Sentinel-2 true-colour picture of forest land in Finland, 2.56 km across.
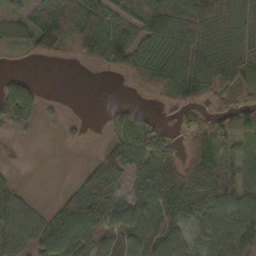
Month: October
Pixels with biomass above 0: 75%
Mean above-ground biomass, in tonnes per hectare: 58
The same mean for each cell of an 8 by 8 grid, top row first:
37 90 105 69 90 91 77 50
17 49 58 85 61 90 60 58
39 0 0 2 27 82 74 86
146 15 0 21 31 33 35 61
5 1 8 44 109 36 87 47
11 2 31 78 82 88 79 60
78 28 134 106 82 76 49 75
67 85 98 68 69 51 47 106
